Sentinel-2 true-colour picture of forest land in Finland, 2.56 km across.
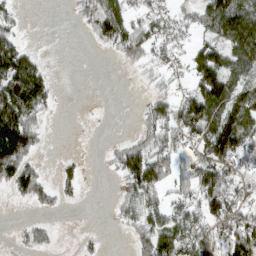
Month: March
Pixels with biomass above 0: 59%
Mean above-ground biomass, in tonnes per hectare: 62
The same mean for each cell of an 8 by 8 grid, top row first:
29 0 36 124 60 38 104 146
93 0 0 53 81 35 80 131
148 63 0 0 12 19 142 74
154 38 1 1 35 76 123 107
184 12 1 14 74 64 107 107
113 24 32 22 159 82 96 65
6 23 6 17 90 58 88 53
15 31 16 1 64 130 82 127
